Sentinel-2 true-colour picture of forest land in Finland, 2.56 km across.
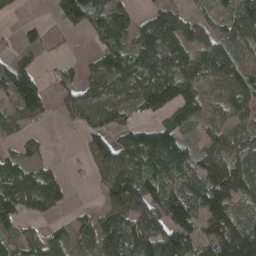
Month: April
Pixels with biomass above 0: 75%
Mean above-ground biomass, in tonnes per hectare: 87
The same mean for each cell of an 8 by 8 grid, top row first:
13 10 92 108 45 78 46 106
34 25 3 95 139 104 114 72
146 30 55 91 130 138 79 106
72 41 80 92 71 109 51 79
32 20 24 115 168 135 54 82
127 74 7 121 124 79 89 151
119 92 23 111 141 110 127 90
62 84 57 139 168 158 81 161
